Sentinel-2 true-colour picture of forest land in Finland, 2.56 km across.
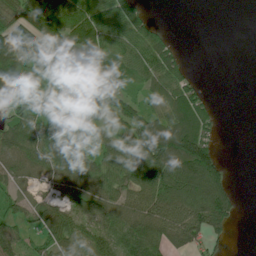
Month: July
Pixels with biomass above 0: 70%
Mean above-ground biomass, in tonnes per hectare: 67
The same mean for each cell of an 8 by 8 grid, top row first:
69 110 101 75 40 0 0 0
111 88 106 83 77 30 0 0
114 51 60 113 64 70 6 0
50 64 66 103 75 102 48 0
89 92 48 60 162 149 80 0
51 55 77 81 129 133 149 0
40 59 66 66 94 128 142 25
63 58 56 60 90 76 63 0
